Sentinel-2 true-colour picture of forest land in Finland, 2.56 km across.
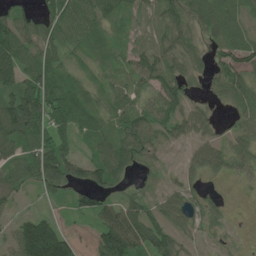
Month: July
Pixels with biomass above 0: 76%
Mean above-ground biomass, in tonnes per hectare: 66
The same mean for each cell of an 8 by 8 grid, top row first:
74 63 94 56 32 61 76 56
122 72 47 37 43 54 36 83
106 86 42 43 60 54 31 75
161 109 85 52 67 58 33 53
85 92 34 75 69 27 59 44
68 108 57 77 17 27 35 23
24 13 57 82 60 70 40 1
106 190 199 164 105 55 17 6
